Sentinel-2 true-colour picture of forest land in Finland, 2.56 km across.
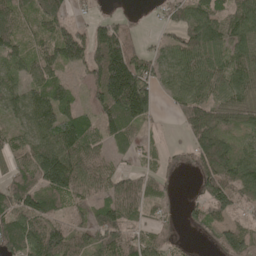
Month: May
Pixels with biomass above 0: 80%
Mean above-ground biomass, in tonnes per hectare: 83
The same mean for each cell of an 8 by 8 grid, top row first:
82 104 18 35 11 56 101 93
69 71 117 189 34 73 112 81
63 87 29 243 128 70 100 88
67 117 60 117 117 31 87 66
64 113 141 62 31 12 125 51
75 172 129 80 51 15 98 101
95 100 59 107 64 16 87 46
122 160 86 108 67 21 26 103
